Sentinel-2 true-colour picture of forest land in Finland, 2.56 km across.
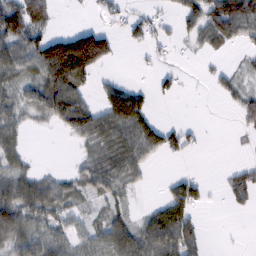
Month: February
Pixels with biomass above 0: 56%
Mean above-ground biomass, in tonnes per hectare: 46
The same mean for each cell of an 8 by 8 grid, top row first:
102 52 1 24 24 27 75 101
74 128 212 54 21 9 34 17
48 110 80 18 3 22 11 22
46 64 85 83 63 0 0 39
38 0 27 77 78 40 2 4
52 26 44 68 19 19 6 38
102 66 28 35 13 76 10 14
67 59 42 70 70 89 11 1
